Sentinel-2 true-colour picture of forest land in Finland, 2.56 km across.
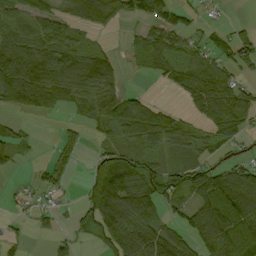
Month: September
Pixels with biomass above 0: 65%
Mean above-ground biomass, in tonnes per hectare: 54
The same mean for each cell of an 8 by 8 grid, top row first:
74 61 63 59 43 37 8 1
118 83 52 21 54 52 42 63
144 106 103 69 7 47 85 36
35 40 39 74 63 23 67 68
45 4 31 36 57 46 32 25
9 37 8 99 84 60 47 54
14 21 34 112 85 40 74 85
17 18 23 57 105 78 66 92
